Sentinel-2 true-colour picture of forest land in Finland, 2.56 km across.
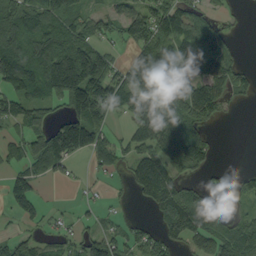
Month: September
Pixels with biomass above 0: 66%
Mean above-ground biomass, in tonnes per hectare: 72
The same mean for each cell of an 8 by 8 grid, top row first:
113 116 72 49 89 90 33 6
120 130 136 37 72 106 63 11
127 171 223 110 134 85 98 42
84 46 130 62 90 84 61 3
53 129 150 57 74 116 26 0
44 45 8 22 118 74 34 22
35 15 12 15 18 130 91 36
50 31 58 69 53 52 88 111
